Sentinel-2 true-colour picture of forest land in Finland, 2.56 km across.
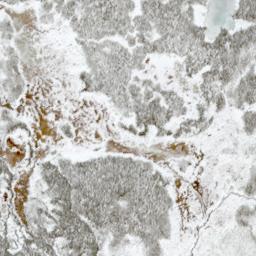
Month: May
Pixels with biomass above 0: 64%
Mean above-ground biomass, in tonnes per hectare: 31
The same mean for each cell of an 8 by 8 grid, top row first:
11 19 44 51 44 58 11 42
14 0 22 35 34 41 59 64
30 1 22 45 26 11 41 55
21 1 2 15 61 33 33 33
15 5 7 8 12 14 5 12
23 53 68 72 57 13 3 14
20 50 86 71 62 17 2 21
51 57 78 38 43 12 4 24
